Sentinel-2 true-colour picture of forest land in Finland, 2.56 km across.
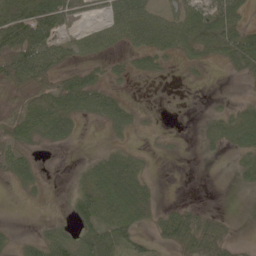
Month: May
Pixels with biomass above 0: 57%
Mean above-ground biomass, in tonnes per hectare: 33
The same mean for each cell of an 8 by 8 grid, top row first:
85 91 25 40 58 46 53 37
97 60 33 22 49 44 41 72
50 37 38 18 11 4 4 10
32 61 46 54 9 3 11 25
47 27 6 13 5 4 17 41
39 7 18 68 27 0 0 23
0 2 45 54 44 23 10 0
12 52 50 55 24 51 65 6
